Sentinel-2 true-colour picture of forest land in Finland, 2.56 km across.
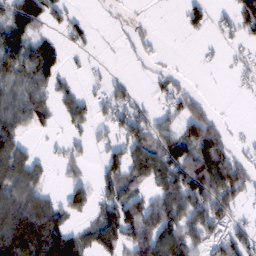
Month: February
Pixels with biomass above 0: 55%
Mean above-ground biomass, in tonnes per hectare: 55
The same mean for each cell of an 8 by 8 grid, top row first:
79 58 13 3 3 3 41 69
75 58 19 1 19 0 3 15
65 67 11 20 4 23 0 10
70 50 59 45 29 41 30 0
63 7 22 41 87 94 134 11
81 24 28 55 86 106 152 85
103 82 47 79 93 118 112 33
126 122 60 79 136 122 71 62
